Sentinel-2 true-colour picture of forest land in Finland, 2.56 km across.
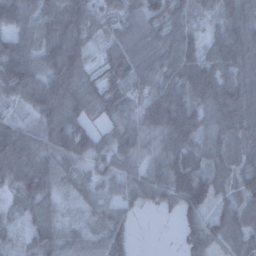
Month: December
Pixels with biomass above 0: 93%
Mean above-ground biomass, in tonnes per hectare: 67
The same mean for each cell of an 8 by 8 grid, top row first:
85 71 75 37 72 64 35 88
92 77 71 48 85 85 52 101
127 86 87 45 85 73 95 98
25 86 86 53 71 107 67 98
99 69 101 57 47 82 60 66
91 79 45 60 59 91 71 62
36 50 30 48 34 45 48 57
28 64 46 68 0 14 69 59
